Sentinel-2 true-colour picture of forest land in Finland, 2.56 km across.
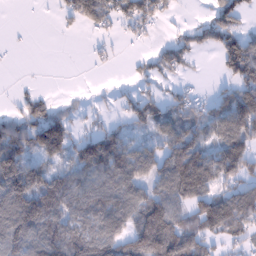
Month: January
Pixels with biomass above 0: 65%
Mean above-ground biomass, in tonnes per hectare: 74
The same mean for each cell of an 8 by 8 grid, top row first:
0 2 81 64 85 13 32 57
2 0 0 15 11 74 55 124
3 0 0 4 36 28 4 102
42 74 22 17 67 68 49 123
116 134 65 102 53 134 75 101
178 89 80 117 82 164 130 77
150 132 87 113 140 98 90 114
113 127 127 120 175 130 53 39
